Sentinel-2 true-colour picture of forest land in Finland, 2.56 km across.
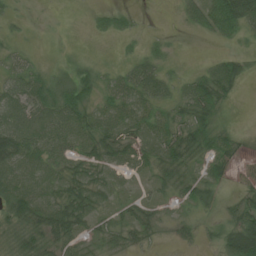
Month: June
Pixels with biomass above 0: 73%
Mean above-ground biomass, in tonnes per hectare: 31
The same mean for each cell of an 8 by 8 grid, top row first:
11 1 0 24 2 6 50 63
12 1 1 2 12 4 1 9
40 29 40 21 58 22 45 26
47 51 54 37 37 26 42 1
76 55 39 47 37 49 29 18
56 42 39 27 21 33 32 17
53 58 53 22 32 18 25 44
25 37 35 27 21 18 15 114
